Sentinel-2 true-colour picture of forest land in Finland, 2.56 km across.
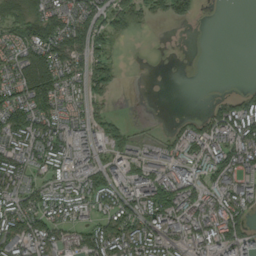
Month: September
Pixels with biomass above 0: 70%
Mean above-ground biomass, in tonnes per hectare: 80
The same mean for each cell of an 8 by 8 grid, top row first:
76 131 95 65 61 89 2 0
88 154 98 62 6 4 0 0
123 155 90 81 2 1 0 2
157 116 60 33 0 5 49 130
93 136 92 90 46 83 126 132
117 55 94 83 111 120 108 93
98 79 52 101 113 149 97 94
119 107 82 147 115 70 102 84
